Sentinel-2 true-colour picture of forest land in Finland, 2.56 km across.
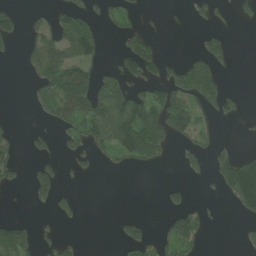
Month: July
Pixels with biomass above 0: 32%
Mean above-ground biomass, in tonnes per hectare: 41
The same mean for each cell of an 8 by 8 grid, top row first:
39 40 58 35 12 1 29 20
15 92 91 6 71 0 60 0
0 76 96 46 70 82 100 0
0 51 90 99 81 92 42 19
26 23 53 69 115 28 21 5
23 71 15 6 1 3 25 155
0 27 18 0 0 41 9 55
113 24 15 8 54 89 8 9
